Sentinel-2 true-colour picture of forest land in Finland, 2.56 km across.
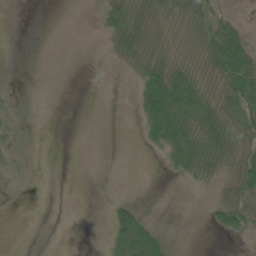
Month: June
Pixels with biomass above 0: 39%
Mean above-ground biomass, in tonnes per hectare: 19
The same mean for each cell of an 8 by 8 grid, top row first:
0 0 0 33 28 27 38 8
0 0 0 12 39 18 45 70
0 0 0 0 45 56 19 87
3 0 0 0 37 69 48 64
4 0 0 0 13 62 53 32
2 0 0 0 0 13 24 44
0 0 0 20 9 0 11 54
0 0 0 33 91 2 0 4
